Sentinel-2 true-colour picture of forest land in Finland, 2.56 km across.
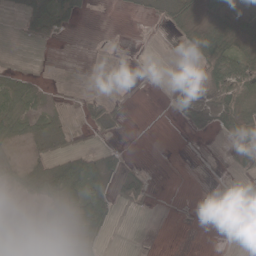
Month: May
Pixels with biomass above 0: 40%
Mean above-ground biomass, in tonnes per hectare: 22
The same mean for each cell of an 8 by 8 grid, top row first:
14 66 24 0 10 60 54 62
0 3 0 1 0 5 83 35
50 10 1 2 1 1 36 82
79 31 13 29 0 12 50 65
16 33 14 12 0 0 1 30
27 93 79 30 18 0 0 8
1 30 35 30 5 1 1 1
26 14 50 3 1 0 0 0
